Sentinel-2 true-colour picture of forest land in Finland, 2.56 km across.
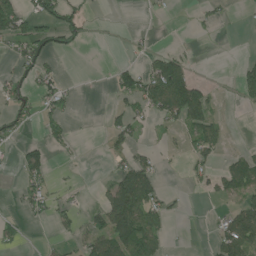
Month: July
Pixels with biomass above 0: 33%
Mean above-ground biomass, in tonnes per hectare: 40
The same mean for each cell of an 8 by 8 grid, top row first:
102 70 64 1 3 2 16 4
47 57 18 1 13 15 0 1
50 48 3 26 80 126 11 47
47 44 5 28 48 90 73 5
22 36 4 25 17 12 82 4
18 41 4 45 101 1 45 88
12 43 24 124 107 10 2 72
24 6 38 123 121 2 13 129
